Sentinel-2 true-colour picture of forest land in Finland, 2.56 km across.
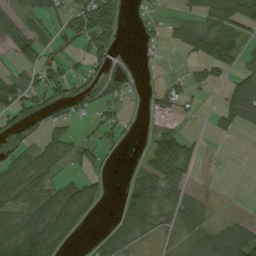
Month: August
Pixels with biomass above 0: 54%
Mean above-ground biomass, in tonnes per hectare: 41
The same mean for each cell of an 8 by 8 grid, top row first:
56 50 61 54 20 23 55 89
67 46 27 39 19 27 75 45
53 79 40 41 8 23 43 44
64 39 21 33 13 39 11 60
32 64 46 21 19 97 4 1
52 42 31 11 57 65 0 3
38 55 53 9 74 45 18 5
64 91 8 46 26 35 53 81
